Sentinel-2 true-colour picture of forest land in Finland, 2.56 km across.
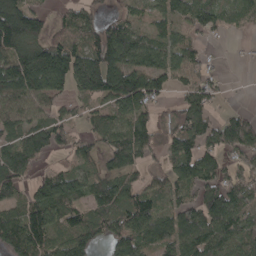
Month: April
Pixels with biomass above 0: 78%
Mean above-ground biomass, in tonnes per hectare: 107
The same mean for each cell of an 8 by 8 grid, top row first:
228 56 84 55 46 90 110 51
192 150 100 200 114 96 25 6
210 214 171 207 160 72 67 1
104 77 47 91 98 80 86 49
103 117 53 100 103 113 95 159
109 75 86 96 57 96 113 99
78 165 86 125 130 92 160 111
152 133 115 112 107 130 136 99
